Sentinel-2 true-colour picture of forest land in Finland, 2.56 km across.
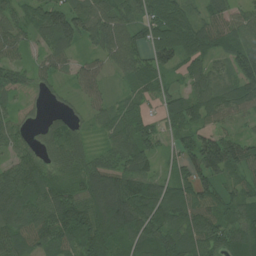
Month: July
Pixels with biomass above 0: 90%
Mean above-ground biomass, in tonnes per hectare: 71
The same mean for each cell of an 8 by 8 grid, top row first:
55 96 94 85 66 68 65 54
54 65 47 90 72 99 68 68
63 43 53 26 67 28 80 96
32 23 27 48 39 76 74 54
60 54 56 53 76 42 88 80
83 69 68 89 89 49 97 60
95 97 116 134 86 87 95 90
85 98 99 77 71 83 93 82
